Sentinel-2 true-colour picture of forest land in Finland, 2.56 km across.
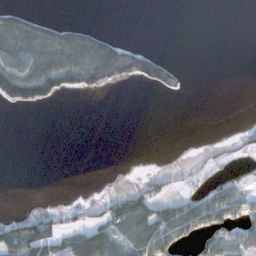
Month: November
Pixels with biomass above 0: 30%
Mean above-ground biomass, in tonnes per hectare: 26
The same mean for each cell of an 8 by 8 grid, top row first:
52 15 0 0 0 0 0 0
72 72 107 86 29 0 0 0
106 103 85 65 54 28 0 0
7 2 0 0 0 0 0 0
0 0 0 0 0 0 3 22
0 0 0 1 12 10 26 18
0 14 20 46 58 40 47 36
75 83 69 64 61 46 31 26
